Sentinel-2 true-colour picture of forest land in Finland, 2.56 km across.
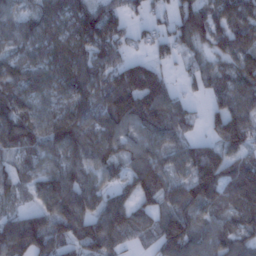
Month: January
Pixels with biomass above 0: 87%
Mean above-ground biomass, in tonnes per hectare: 81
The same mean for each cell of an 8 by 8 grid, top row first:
63 85 104 76 29 58 76 79
64 89 100 74 23 47 49 68
95 88 111 82 113 23 59 86
105 64 93 128 112 76 40 105
88 90 104 82 79 64 52 94
71 86 76 52 116 68 108 115
33 79 102 109 65 101 75 111
124 99 76 94 41 129 86 79
